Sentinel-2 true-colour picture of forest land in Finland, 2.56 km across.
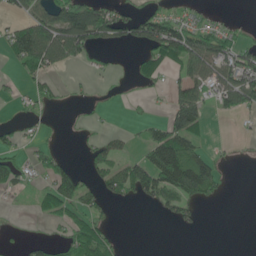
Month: June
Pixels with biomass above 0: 41%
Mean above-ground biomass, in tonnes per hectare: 39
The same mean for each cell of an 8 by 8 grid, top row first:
21 68 112 68 62 36 10 1
67 102 77 23 50 114 89 55
14 27 5 9 23 37 61 92
8 13 5 3 5 82 32 38
27 16 8 29 34 101 16 4
44 37 40 65 98 148 102 0
3 36 44 16 12 55 6 0
6 23 68 27 0 0 0 0
